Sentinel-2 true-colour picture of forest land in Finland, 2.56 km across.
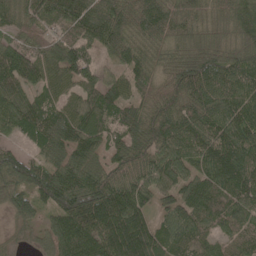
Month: May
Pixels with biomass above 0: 95%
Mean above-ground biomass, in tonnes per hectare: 104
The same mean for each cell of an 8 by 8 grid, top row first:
73 95 132 115 105 99 61 92
97 87 115 86 71 66 80 88
123 92 98 52 68 102 134 117
109 98 107 87 86 118 115 103
44 99 125 74 110 126 124 128
112 107 106 101 103 108 114 124
85 85 174 208 98 109 125 99
36 84 160 191 174 113 74 73
